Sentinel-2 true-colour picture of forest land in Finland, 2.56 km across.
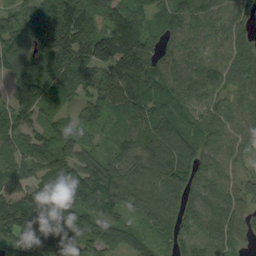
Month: September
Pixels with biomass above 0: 93%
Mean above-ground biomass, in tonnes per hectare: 70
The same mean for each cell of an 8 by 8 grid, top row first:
60 111 113 86 61 84 78 55
104 127 104 111 78 66 42 61
77 108 86 99 105 80 44 66
72 52 43 73 85 60 50 65
56 84 64 48 82 77 61 58
57 66 59 101 83 81 60 41
71 90 61 60 61 58 67 49
51 52 53 63 40 51 54 43
